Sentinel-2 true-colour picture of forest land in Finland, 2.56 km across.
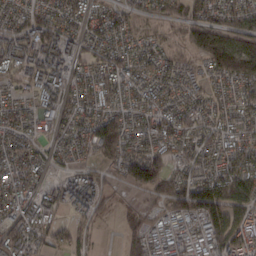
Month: February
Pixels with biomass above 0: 87%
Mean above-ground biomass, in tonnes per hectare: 75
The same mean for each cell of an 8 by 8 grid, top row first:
56 84 84 76 51 71 90 71
89 109 61 76 57 42 187 143
44 87 49 85 59 58 53 123
58 51 63 68 63 78 64 60
76 48 71 137 70 73 60 60
102 32 57 37 136 85 83 89
82 77 59 24 38 96 153 85
114 69 59 1 89 46 84 87
